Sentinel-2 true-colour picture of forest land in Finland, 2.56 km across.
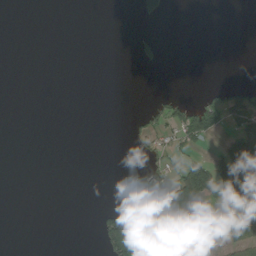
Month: August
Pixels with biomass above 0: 20%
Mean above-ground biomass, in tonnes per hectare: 26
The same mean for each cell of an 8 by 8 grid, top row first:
0 0 0 0 30 0 0 0
0 0 0 0 17 0 0 0
0 0 0 0 0 0 0 2
0 0 0 0 18 51 76 91
0 0 0 0 20 34 21 121
0 0 0 0 25 53 130 156
0 0 0 21 82 139 41 120
0 0 0 109 75 75 52 74
